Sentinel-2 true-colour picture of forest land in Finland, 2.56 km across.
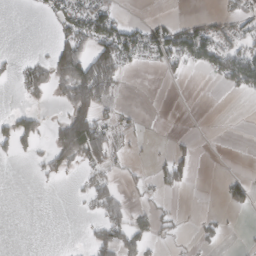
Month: March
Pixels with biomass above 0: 31%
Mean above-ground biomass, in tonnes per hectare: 35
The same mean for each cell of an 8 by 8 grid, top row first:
0 25 71 44 4 6 16 37
1 15 84 108 62 78 84 48
32 74 180 105 0 9 12 90
35 10 103 27 4 0 0 0
71 41 202 53 5 13 0 0
0 33 28 32 14 49 0 15
0 0 8 71 20 13 2 27
0 0 6 84 50 15 19 2
